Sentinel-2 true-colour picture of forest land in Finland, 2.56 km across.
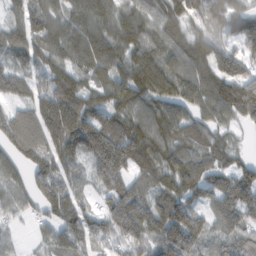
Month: February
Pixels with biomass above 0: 91%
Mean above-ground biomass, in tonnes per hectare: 107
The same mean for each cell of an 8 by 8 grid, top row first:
60 101 96 87 88 91 90 105
111 105 116 93 100 86 107 89
102 88 90 109 110 98 120 157
81 172 175 132 134 109 78 135
133 124 174 181 172 116 101 30
72 123 45 162 81 126 118 105
53 90 91 121 130 132 77 124
23 58 105 81 118 177 84 100
